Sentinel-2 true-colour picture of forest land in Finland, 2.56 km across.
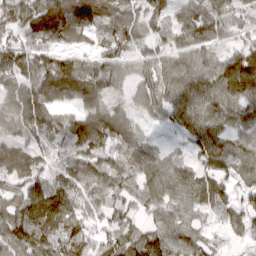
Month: March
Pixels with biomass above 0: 91%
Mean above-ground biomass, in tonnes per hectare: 84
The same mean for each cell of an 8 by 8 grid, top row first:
118 202 176 110 87 69 133 68
90 103 54 75 52 71 60 70
99 138 120 78 82 94 86 164
93 86 71 71 65 84 81 69
85 56 105 101 56 14 76 63
110 66 103 92 83 80 69 59
72 145 75 64 55 62 48 56
99 89 104 69 88 77 46 22
